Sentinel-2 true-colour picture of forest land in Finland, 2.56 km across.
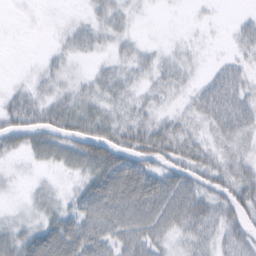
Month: February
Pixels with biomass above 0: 73%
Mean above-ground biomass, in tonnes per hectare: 35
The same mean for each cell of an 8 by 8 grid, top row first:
3 4 7 37 6 1 4 11
1 6 27 22 18 13 4 23
6 21 16 36 21 34 26 40
48 44 47 33 30 19 46 52
32 55 70 75 59 52 27 29
6 6 30 101 90 53 40 45
6 24 45 83 78 68 44 46
38 79 78 56 56 17 22 36
